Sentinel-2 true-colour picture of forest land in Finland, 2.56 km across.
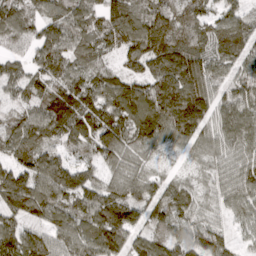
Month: April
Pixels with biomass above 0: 94%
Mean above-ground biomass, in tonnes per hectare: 96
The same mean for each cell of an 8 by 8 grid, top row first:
103 85 95 134 103 98 83 84
30 112 90 82 115 115 86 100
92 103 103 83 92 156 121 92
59 118 148 128 121 142 63 116
105 81 68 128 94 58 73 102
122 113 81 66 64 41 48 100
107 116 97 154 100 97 58 81
128 83 101 130 81 80 90 38
